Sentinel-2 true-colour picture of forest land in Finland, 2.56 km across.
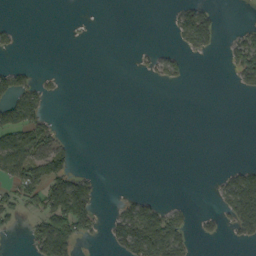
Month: September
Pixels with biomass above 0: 25%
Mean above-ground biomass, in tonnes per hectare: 30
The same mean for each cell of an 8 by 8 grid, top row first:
1 0 1 0 0 38 66 0
18 0 0 0 7 16 31 68
61 14 0 0 5 22 0 34
99 32 0 0 0 0 0 0
69 56 2 0 0 0 0 0
62 63 39 0 0 0 2 74
45 96 129 11 68 26 4 122
1 147 54 42 146 85 12 23
